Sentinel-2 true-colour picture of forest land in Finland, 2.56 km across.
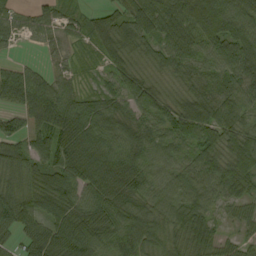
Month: September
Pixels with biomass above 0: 92%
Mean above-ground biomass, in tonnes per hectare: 64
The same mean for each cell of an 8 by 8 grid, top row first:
32 42 38 58 73 89 138 88
10 20 23 67 49 61 75 109
62 44 26 41 59 44 65 77
40 98 74 58 56 68 85 72
53 67 83 69 67 52 69 87
52 58 74 84 62 62 81 87
78 67 71 75 72 83 62 37
33 86 89 60 94 50 57 23
